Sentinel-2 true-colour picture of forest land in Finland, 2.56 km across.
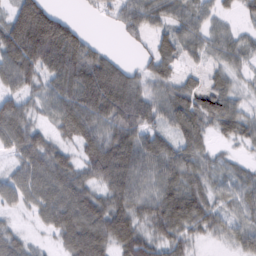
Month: February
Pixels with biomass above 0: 85%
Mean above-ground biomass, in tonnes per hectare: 72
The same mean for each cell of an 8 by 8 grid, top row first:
104 115 11 32 81 59 41 27
135 182 102 12 25 56 53 55
85 66 126 134 57 46 27 34
92 48 118 115 97 56 57 44
81 72 68 109 95 49 32 31
66 110 88 119 80 88 61 49
38 91 126 65 70 109 68 63
56 19 120 76 61 57 24 61
